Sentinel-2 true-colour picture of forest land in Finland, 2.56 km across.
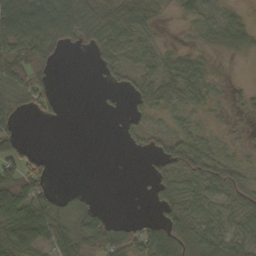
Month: October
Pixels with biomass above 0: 61%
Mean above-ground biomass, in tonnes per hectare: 37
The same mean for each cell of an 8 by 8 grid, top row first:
99 98 92 69 54 11 32 15
60 67 21 53 30 15 14 24
56 33 0 14 41 54 25 2
31 27 0 5 29 22 17 9
38 0 0 0 19 41 26 9
70 36 0 0 5 59 66 42
84 62 39 3 1 52 38 46
67 56 55 72 72 84 63 45
